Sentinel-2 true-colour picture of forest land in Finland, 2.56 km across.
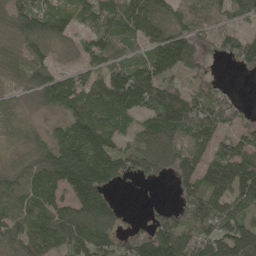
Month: May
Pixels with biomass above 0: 83%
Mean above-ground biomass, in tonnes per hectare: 100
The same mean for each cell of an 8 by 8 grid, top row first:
83 86 61 102 114 58 58 78
72 72 49 87 74 164 42 118
63 95 78 117 158 62 39 2
62 46 125 130 107 172 126 42
53 99 178 87 90 101 109 98
83 138 189 115 60 84 122 168
103 120 158 98 14 76 156 111
93 129 137 96 116 162 138 178
